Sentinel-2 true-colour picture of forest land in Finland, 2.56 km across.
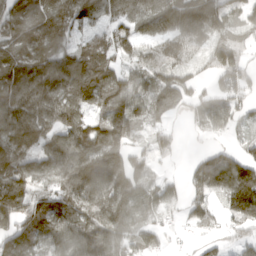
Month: March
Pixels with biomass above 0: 85%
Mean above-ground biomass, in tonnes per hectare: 103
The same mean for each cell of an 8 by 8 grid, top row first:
137 100 114 98 120 166 150 87
110 93 79 116 81 115 92 86
134 121 134 103 86 107 49 108
125 118 94 112 91 70 77 68
154 93 131 151 42 43 29 32
126 119 160 162 95 20 187 164
146 131 135 151 95 49 72 106
140 117 115 113 78 12 29 58
